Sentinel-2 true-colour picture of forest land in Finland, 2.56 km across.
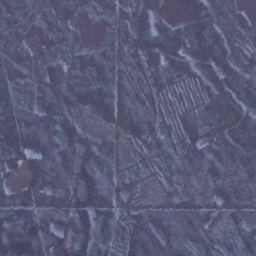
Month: January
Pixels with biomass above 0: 94%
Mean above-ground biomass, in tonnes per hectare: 63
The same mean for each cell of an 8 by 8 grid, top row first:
65 44 40 42 49 27 60 14
50 30 30 43 75 58 69 35
70 56 54 71 50 49 35 65
133 80 32 58 68 35 92 64
143 99 76 23 39 45 95 74
21 74 86 54 17 58 105 93
67 55 91 54 45 68 77 54
117 67 73 33 140 104 64 96
